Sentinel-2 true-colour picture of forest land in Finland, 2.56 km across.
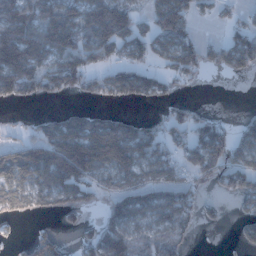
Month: January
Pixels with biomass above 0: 61%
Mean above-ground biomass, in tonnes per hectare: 81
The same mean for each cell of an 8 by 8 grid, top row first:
133 112 106 166 57 168 29 39
203 127 115 114 84 114 62 121
141 123 98 96 94 57 9 21
8 21 50 38 5 42 19 7
57 126 169 189 119 58 125 77
106 122 113 63 59 64 58 114
58 50 70 65 90 126 22 42
14 60 37 130 85 73 0 57
